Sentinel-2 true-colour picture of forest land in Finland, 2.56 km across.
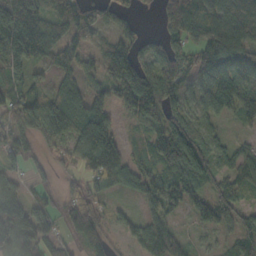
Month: October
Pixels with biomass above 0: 85%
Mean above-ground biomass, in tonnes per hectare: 76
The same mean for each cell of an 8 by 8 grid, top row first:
136 91 92 59 14 125 77 60
136 79 61 89 64 85 104 114
75 34 58 99 112 83 64 88
96 131 96 61 103 102 61 62
68 59 107 86 33 133 81 26
46 25 54 96 67 79 74 75
123 57 92 35 45 54 72 64
122 63 70 42 66 59 16 68
